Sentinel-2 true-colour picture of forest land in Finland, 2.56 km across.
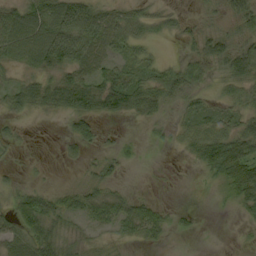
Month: September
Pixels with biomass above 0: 67%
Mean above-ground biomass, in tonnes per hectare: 34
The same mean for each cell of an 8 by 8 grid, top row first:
57 74 101 51 39 20 12 48
68 93 90 49 29 3 38 46
23 42 57 54 45 55 21 51
29 28 55 50 37 18 32 35
17 1 31 11 7 17 70 62
11 4 6 16 1 1 10 68
49 46 34 44 33 8 0 21
44 53 18 13 24 3 0 4
